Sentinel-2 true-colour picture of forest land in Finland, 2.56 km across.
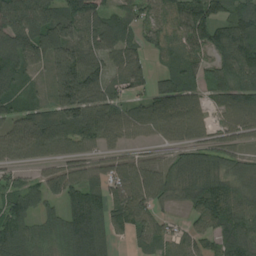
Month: August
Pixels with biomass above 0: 87%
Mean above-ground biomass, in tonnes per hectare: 96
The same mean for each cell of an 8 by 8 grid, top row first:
163 144 129 65 78 92 129 115
137 151 103 81 61 79 91 157
101 65 168 73 49 93 68 124
82 78 118 100 98 144 58 115
114 130 78 61 35 62 82 58
44 72 78 87 133 100 117 90
122 50 134 103 111 21 119 120
132 83 144 55 54 58 59 123
